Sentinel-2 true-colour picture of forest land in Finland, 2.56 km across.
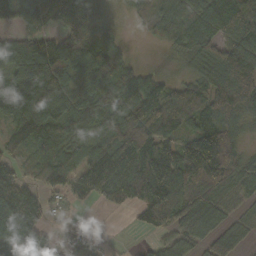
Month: October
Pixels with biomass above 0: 83%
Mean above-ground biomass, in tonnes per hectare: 87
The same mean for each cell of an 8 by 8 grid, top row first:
65 74 113 31 30 82 85 117
78 117 114 91 5 40 88 115
106 136 85 100 58 40 102 190
133 118 85 85 111 144 112 122
64 93 65 91 132 91 179 58
69 70 74 112 127 160 202 88
145 41 8 31 105 137 91 39
91 53 21 2 13 54 58 45
